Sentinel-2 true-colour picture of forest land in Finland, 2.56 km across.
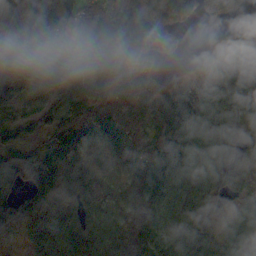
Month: October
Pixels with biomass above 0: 88%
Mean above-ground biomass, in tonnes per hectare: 104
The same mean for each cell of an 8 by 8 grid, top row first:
91 179 82 150 180 101 50 40
126 136 143 121 104 23 35 108
123 123 101 131 131 71 121 132
40 38 116 142 159 172 130 91
37 80 108 106 137 172 111 100
165 149 83 42 141 157 104 89
111 97 88 49 108 76 70 58
31 110 153 109 101 83 81 91
